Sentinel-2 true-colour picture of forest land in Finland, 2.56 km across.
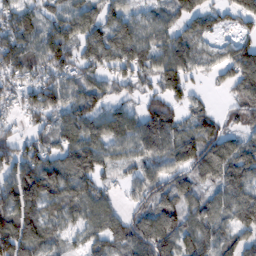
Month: February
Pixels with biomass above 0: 85%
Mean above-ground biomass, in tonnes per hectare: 95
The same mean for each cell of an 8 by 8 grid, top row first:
111 96 109 84 51 72 70 85
130 142 94 126 113 110 42 84
96 104 92 75 74 126 26 119
58 95 110 81 86 75 60 75
81 86 130 96 112 131 142 98
114 126 137 48 84 83 84 117
142 90 98 62 78 93 88 131
147 86 45 77 122 96 103 77
